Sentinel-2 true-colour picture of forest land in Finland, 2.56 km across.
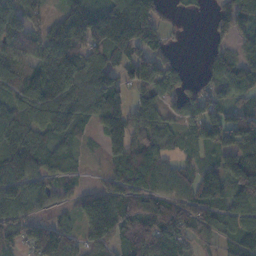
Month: November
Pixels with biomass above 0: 81%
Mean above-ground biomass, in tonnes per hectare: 98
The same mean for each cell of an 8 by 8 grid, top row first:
89 55 140 185 173 10 21 106
87 183 138 175 125 27 23 59
97 164 139 101 120 95 60 131
116 117 110 162 49 56 118 72
128 74 37 100 103 35 96 143
119 84 27 66 151 75 111 187
108 56 33 75 111 110 126 101
81 136 43 41 131 104 57 91
